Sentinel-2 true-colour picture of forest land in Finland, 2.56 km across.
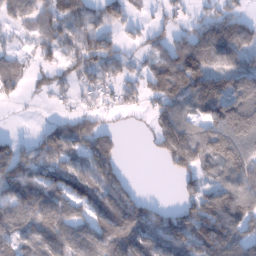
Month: January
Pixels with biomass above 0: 73%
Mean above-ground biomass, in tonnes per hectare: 84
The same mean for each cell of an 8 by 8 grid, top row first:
62 98 83 74 11 31 54 57
20 66 86 55 26 90 138 103
67 44 50 55 35 166 150 117
2 8 46 18 17 84 115 154
57 90 81 69 5 102 130 146
132 89 91 84 0 48 60 114
120 137 62 129 78 52 152 138
111 138 110 148 130 120 170 106
